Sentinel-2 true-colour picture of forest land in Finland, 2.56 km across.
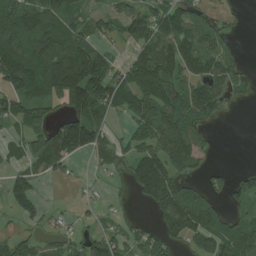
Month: July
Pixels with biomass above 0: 66%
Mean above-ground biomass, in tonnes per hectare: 72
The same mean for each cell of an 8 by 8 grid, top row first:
113 116 72 49 89 90 33 6
120 130 136 37 72 106 63 11
127 171 223 110 134 85 98 42
84 46 130 62 90 84 61 3
53 129 150 57 74 116 26 0
44 45 8 22 118 74 34 22
35 15 12 15 18 130 91 36
50 31 58 69 53 52 88 111
